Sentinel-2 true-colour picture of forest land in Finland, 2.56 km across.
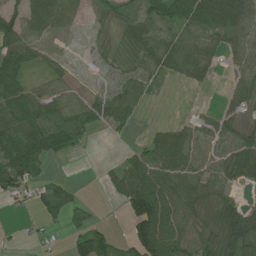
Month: July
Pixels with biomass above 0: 67%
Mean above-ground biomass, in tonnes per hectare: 42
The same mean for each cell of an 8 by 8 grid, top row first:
62 64 23 24 46 74 81 66
69 11 5 23 52 56 35 48
51 10 2 32 33 18 14 33
65 46 29 65 13 1 13 21
104 73 18 3 28 49 34 56
92 13 0 30 93 62 48 49
12 44 17 4 120 73 35 33
6 9 64 35 108 81 43 65
